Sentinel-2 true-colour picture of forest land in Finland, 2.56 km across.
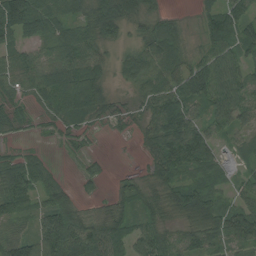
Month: August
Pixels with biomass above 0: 86%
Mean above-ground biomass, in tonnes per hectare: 63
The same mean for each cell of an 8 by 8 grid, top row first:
121 82 55 119 71 19 38 64
54 55 85 29 65 57 40 60
58 108 112 30 70 71 102 68
40 52 91 37 38 122 57 73
18 12 20 2 41 114 74 36
97 47 21 11 31 70 60 26
72 90 43 45 48 80 83 68
81 117 106 91 74 51 65 71
